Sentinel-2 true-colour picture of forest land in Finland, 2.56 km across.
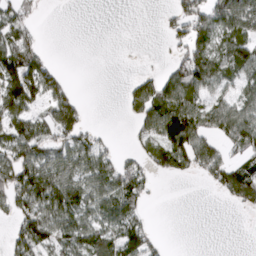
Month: March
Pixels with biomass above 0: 55%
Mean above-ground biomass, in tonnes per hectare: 49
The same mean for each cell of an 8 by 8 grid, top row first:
46 1 0 0 0 49 65 84
95 9 0 0 0 32 58 82
103 71 0 0 37 80 84 53
69 44 49 0 68 107 63 70
79 55 61 15 35 116 59 55
87 101 78 83 52 34 42 71
54 82 79 80 29 0 0 25
45 61 72 68 66 0 0 0
